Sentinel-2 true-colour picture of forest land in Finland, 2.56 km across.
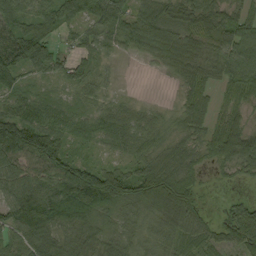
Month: September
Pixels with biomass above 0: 88%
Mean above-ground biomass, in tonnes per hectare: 67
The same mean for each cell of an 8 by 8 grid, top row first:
75 89 84 117 73 61 76 60
109 74 50 46 63 111 66 101
65 33 56 17 1 34 52 77
70 69 34 45 28 39 38 33
161 111 35 43 53 47 58 107
93 91 125 100 92 99 17 30
110 115 112 60 69 109 11 38
57 72 65 53 46 46 39 75
